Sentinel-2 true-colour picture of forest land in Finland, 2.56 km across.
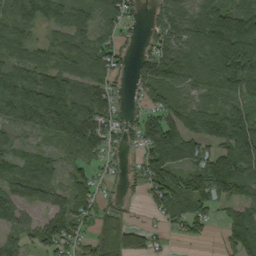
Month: September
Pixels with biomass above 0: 81%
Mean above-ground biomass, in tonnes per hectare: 80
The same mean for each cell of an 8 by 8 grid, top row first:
88 78 81 59 18 78 115 110
68 60 76 65 23 103 146 174
99 101 66 51 64 86 102 108
108 170 119 62 52 84 98 86
51 32 100 43 81 143 86 152
77 74 46 21 69 90 122 127
84 67 79 30 19 91 59 67
37 75 55 104 60 13 17 135
